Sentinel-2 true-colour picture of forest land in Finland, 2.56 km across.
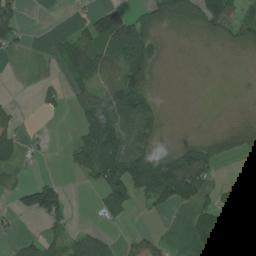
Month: June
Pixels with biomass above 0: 49%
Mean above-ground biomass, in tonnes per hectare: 46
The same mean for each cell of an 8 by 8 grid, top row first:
49 0 16 93 63 70 98 75
18 9 86 82 95 2 4 24
0 10 53 74 75 0 0 1
21 14 41 98 94 1 1 4
42 13 57 122 65 29 75 43
17 10 22 117 132 146 54 19
36 112 1 58 19 31 50 65
16 56 76 34 40 5 64 47
